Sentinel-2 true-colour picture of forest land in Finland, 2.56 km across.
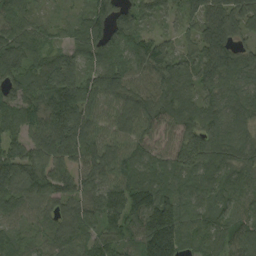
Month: September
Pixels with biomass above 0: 96%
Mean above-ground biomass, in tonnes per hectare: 94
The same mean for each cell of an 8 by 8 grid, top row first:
86 27 49 108 55 44 93 99
118 53 86 97 91 47 93 66
91 127 108 116 86 106 83 104
92 140 132 81 112 103 84 92
74 121 137 89 86 79 118 99
115 120 97 102 109 103 87 96
79 69 92 111 150 119 82 72
59 62 91 95 151 148 74 89
